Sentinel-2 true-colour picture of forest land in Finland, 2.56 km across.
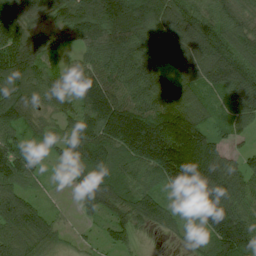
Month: July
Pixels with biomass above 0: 94%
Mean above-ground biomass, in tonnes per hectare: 113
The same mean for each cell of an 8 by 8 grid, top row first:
122 85 146 178 146 131 96 76
145 64 59 129 129 122 149 131
163 91 106 127 132 84 112 150
125 65 106 174 133 148 72 101
81 54 153 143 243 213 118 31
123 27 105 119 98 216 209 101
144 40 51 98 128 75 200 92
102 79 22 61 10 32 98 158
